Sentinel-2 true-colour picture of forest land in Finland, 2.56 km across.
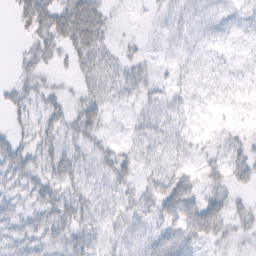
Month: February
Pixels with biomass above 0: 59%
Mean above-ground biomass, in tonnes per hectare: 25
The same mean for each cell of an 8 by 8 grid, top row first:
23 51 72 13 3 20 19 14
4 31 45 16 8 13 20 5
17 11 15 20 24 13 17 9
19 29 31 10 19 27 9 10
26 33 27 14 28 30 11 23
32 35 27 32 22 49 25 30
22 40 34 22 21 57 57 18
34 32 34 20 23 52 30 14
